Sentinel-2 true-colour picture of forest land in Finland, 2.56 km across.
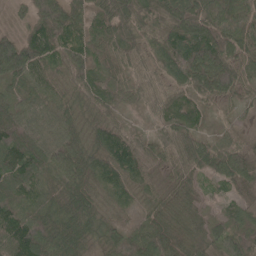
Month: May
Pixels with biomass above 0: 94%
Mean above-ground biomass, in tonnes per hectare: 62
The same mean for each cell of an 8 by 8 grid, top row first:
14 106 63 93 74 85 78 78
105 90 60 56 62 97 114 61
59 52 63 57 54 63 99 71
56 54 49 49 23 60 28 21
100 78 60 83 49 64 53 41
89 61 73 60 49 39 40 66
82 59 71 27 27 57 23 32
93 77 55 43 58 61 54 53
